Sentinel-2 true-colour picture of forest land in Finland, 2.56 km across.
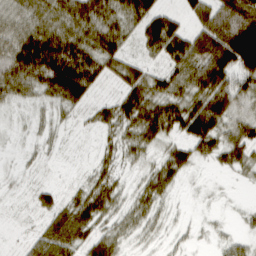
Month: March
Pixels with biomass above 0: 75%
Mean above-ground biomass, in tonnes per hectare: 41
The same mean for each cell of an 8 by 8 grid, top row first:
46 50 62 50 67 32 56 99
73 81 62 50 28 60 84 130
64 73 83 26 51 57 82 64
7 15 17 38 75 73 93 34
3 9 2 21 37 38 63 65
5 2 6 30 22 40 3 14
3 29 56 32 33 6 3 6
4 61 52 40 10 9 5 18
